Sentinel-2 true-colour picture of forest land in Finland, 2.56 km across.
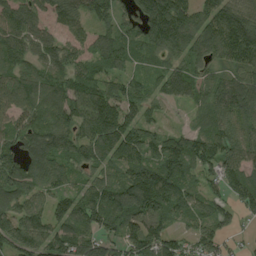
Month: August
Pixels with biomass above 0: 89%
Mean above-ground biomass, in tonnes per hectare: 110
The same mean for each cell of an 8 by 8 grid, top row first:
118 77 74 100 132 188 115 132
129 91 74 110 84 106 93 181
126 135 100 74 51 95 64 97
105 142 138 168 86 10 77 98
91 137 115 161 122 107 146 107
127 99 60 73 162 135 67 133
115 100 132 171 147 107 76 93
139 126 126 88 146 100 105 34
